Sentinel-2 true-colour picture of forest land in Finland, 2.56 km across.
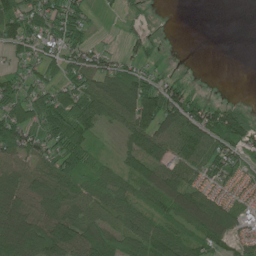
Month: June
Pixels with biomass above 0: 74%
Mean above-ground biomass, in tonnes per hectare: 62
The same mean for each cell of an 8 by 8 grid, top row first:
76 64 57 5 19 0 0 0
45 42 67 17 29 1 0 0
53 42 66 79 66 33 1 0
76 82 98 69 116 109 70 47
89 61 81 8 86 92 84 76
76 87 76 54 79 77 54 41
97 79 83 70 58 95 109 46
129 136 106 74 108 82 73 41
